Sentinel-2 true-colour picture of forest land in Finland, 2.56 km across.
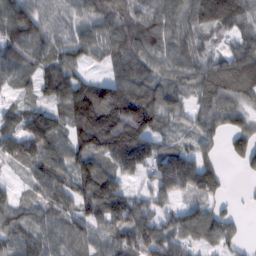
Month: February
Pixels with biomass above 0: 88%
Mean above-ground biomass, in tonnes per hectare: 81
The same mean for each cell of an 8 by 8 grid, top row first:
112 76 72 103 92 83 78 77
82 77 78 89 94 77 50 59
37 81 75 88 89 57 77 96
42 64 130 184 170 63 70 70
98 92 91 154 147 47 49 74
21 102 97 93 60 148 100 15
57 63 67 132 81 57 58 11
62 59 50 77 133 86 57 34
